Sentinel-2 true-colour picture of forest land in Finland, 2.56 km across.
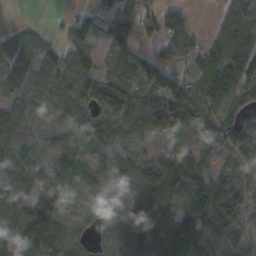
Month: October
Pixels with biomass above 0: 86%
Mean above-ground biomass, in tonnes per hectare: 91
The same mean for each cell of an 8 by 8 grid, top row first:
1 7 45 95 116 56 5 183
98 73 111 89 33 83 88 135
127 133 176 131 112 91 102 129
88 66 124 131 137 135 104 82
81 41 66 57 48 79 80 133
63 69 71 90 82 121 74 54
76 107 23 57 91 88 166 89
114 127 39 55 104 138 134 88
